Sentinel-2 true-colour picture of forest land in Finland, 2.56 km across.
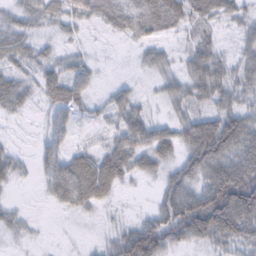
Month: February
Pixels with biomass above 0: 78%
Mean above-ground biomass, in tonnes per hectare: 41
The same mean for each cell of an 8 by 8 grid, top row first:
30 39 42 42 53 59 53 41
46 19 11 2 24 18 41 30
39 44 44 7 8 35 70 43
22 23 25 33 28 24 42 53
8 29 14 35 61 55 101 77
28 41 90 65 29 48 69 94
13 9 37 12 9 91 118 106
10 2 4 25 104 53 56 63
